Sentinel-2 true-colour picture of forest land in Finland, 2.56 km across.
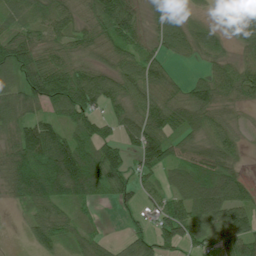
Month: July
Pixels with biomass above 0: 83%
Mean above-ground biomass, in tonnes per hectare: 64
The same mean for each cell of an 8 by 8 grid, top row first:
54 60 47 122 49 32 10 45
98 56 48 64 47 70 44 39
74 111 83 71 87 32 74 93
60 47 83 35 70 71 69 19
83 121 86 63 102 56 64 31
106 138 148 95 48 54 98 49
16 59 30 14 32 69 96 80
1 62 42 16 67 84 45 90
